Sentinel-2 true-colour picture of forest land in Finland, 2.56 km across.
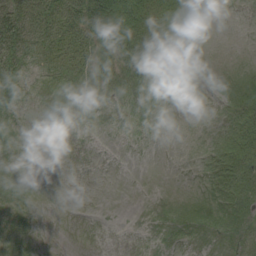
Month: August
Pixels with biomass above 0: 42%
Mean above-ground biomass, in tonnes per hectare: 10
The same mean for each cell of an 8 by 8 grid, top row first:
42 27 43 75 34 10 0 0
29 22 28 36 24 7 0 0
16 4 9 14 9 4 2 14
4 0 3 3 4 0 1 23
1 0 0 0 0 0 6 29
1 0 0 0 0 0 7 28
1 0 0 0 1 11 17 21
0 0 0 0 0 5 5 10
